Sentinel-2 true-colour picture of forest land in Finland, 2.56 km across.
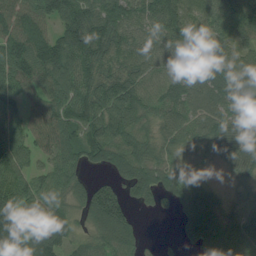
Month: July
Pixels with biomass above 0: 89%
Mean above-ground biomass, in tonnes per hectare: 93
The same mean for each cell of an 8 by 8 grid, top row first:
132 108 127 112 89 109 91 114
118 131 121 96 84 84 103 76
122 114 106 101 97 94 100 100
79 103 113 119 86 89 79 102
105 85 115 147 98 83 70 108
92 80 53 54 123 98 27 54
98 95 63 144 30 46 93 47
111 136 46 121 32 19 99 116
